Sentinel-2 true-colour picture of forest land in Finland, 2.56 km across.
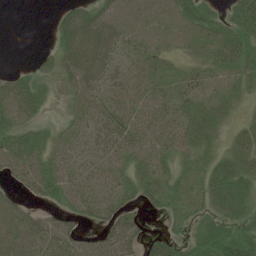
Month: July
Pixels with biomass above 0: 76%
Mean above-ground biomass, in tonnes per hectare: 32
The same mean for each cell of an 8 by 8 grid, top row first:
0 2 37 46 46 50 40 50
0 9 60 44 37 22 29 41
33 16 45 31 37 20 20 23
58 13 25 36 35 33 31 8
35 27 24 41 36 30 19 29
25 46 28 27 33 23 31 52
31 20 28 37 19 12 31 46
56 53 34 51 28 26 50 63
